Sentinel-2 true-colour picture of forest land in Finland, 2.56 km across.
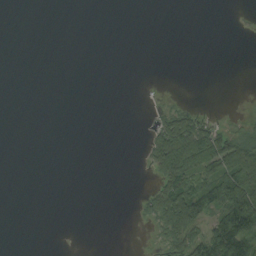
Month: September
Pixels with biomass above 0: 21%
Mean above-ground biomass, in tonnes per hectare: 19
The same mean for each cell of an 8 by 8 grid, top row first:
0 0 0 0 0 0 0 1
0 0 0 0 0 0 0 0
0 0 0 0 1 0 0 0
0 0 0 0 1 33 7 3
0 0 0 0 12 105 86 65
0 0 0 0 3 81 58 120
0 0 0 0 15 109 74 149
0 0 0 0 2 66 91 130
